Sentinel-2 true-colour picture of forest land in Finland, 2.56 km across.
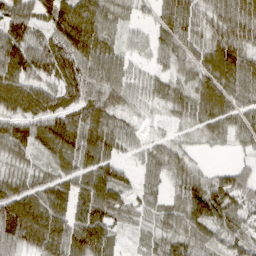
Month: March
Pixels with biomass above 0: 90%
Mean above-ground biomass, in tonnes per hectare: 64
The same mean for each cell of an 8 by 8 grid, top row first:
102 73 87 52 18 92 43 99
100 72 96 51 32 55 61 81
104 53 77 68 39 41 72 82
73 82 75 62 12 35 77 65
79 83 91 62 34 28 19 34
48 45 68 60 39 47 48 55
115 99 72 79 39 42 102 77
78 100 93 51 28 56 58 65
